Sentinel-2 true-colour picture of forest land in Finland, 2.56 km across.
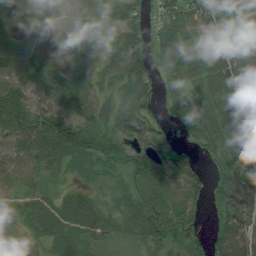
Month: August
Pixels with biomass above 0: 89%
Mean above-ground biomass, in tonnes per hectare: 59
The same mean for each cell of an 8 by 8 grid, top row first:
28 38 18 36 31 85 79 89
44 60 65 40 53 92 66 68
57 73 76 44 69 58 74 80
87 78 76 48 65 36 67 72
58 90 85 72 71 45 55 60
43 39 27 34 67 70 42 74
30 63 71 41 86 60 36 75
13 45 51 40 68 63 49 85
